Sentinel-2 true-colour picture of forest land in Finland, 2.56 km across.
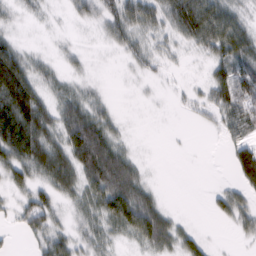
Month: February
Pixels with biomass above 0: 70%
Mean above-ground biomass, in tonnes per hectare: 41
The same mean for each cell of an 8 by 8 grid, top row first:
12 7 19 49 65 78 84 31
44 5 9 16 32 20 47 46
125 28 16 1 10 4 34 70
123 53 68 20 1 5 21 74
98 79 103 66 1 0 0 52
43 64 73 124 30 0 0 59
28 63 32 95 97 7 10 44
5 54 32 28 59 51 19 9
